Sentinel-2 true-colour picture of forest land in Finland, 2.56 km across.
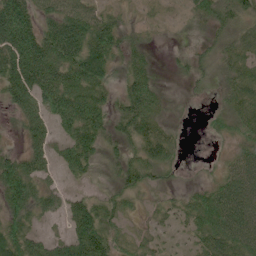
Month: June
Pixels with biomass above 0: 73%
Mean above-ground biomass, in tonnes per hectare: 50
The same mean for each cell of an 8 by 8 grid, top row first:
103 47 78 30 12 5 44 37
115 90 104 73 34 5 20 41
104 81 95 32 64 9 16 51
49 79 109 47 89 5 10 50
10 58 93 32 57 23 4 34
105 34 29 19 45 7 10 68
71 47 55 41 13 22 72 79
85 44 88 48 22 12 56 77
